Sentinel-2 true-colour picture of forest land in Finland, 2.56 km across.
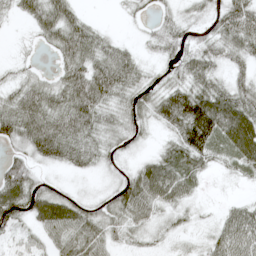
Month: May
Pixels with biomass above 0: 82%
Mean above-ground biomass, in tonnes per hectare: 45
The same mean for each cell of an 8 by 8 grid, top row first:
21 66 29 1 11 23 29 100
6 24 76 38 15 46 42 51
23 19 83 85 27 31 52 25
74 74 89 30 39 96 125 89
42 91 62 26 12 52 80 92
81 11 14 12 66 75 16 16
69 78 41 39 55 31 4 35
26 35 64 28 16 9 24 68
